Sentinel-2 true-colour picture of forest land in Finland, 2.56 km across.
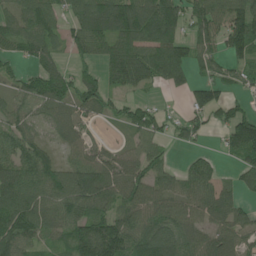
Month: June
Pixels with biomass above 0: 79%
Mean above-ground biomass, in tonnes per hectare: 85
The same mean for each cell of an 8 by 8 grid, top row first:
68 68 74 148 127 108 127 111
60 78 63 113 123 125 76 102
55 124 73 80 100 82 57 45
82 71 66 41 57 13 87 70
90 47 49 24 76 38 11 142
118 100 119 90 92 64 75 52
132 96 90 72 118 87 91 53
109 54 142 168 102 116 87 61
